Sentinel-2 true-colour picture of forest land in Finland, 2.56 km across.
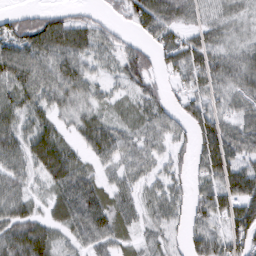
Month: March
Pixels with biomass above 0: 83%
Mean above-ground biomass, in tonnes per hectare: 46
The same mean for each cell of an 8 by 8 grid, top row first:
30 40 21 19 67 44 29 33
61 67 57 32 34 60 54 38
59 58 55 24 47 28 52 56
57 41 40 29 42 28 57 47
54 76 31 47 34 28 70 64
43 51 49 23 29 27 53 78
48 29 62 48 34 33 61 72
65 54 33 40 24 17 64 73
